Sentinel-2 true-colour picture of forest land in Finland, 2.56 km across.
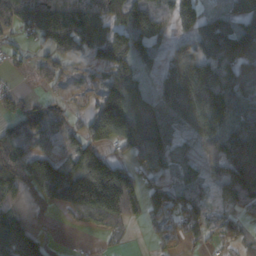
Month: October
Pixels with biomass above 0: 77%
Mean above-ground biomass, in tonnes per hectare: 102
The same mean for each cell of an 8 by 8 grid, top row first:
115 161 154 114 181 119 84 142
36 79 102 160 86 81 159 166
13 39 41 129 55 151 145 148
54 65 37 213 168 96 176 128
94 45 94 117 184 60 89 156
114 183 213 242 54 44 51 110
37 69 162 206 67 80 62 54
130 29 5 29 8 38 47 47
